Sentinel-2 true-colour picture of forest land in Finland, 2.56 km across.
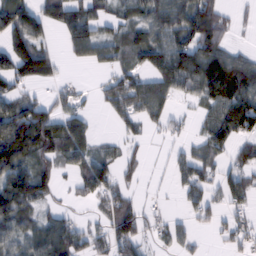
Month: February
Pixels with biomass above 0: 64%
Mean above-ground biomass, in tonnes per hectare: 57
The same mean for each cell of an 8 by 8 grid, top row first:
100 68 72 39 61 81 97 11
94 39 68 52 84 93 112 17
67 40 8 39 56 92 123 102
85 76 38 32 61 21 41 99
139 95 70 18 14 14 54 47
108 68 58 52 14 30 39 51
94 31 11 59 31 6 47 36
56 95 59 73 39 37 7 36
